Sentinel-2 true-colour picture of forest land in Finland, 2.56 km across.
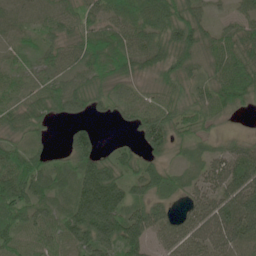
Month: June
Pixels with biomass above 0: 88%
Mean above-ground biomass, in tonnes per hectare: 57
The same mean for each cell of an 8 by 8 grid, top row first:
32 34 46 39 77 85 28 27
27 34 54 74 59 90 62 78
46 48 59 55 37 62 56 99
60 55 44 26 61 58 57 36
45 20 66 12 47 43 25 38
90 59 73 84 74 36 48 80
76 51 92 109 69 32 66 103
61 57 77 92 63 43 60 71
